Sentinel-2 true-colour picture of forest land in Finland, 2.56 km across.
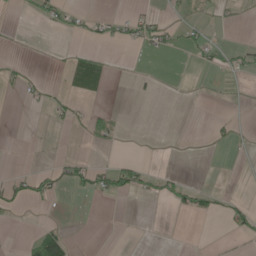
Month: May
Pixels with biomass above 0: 12%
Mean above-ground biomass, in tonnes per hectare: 7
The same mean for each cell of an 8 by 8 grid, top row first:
2 17 9 11 18 6 5 4
1 1 5 4 12 11 19 13
12 4 24 4 5 0 1 2
0 9 8 11 0 0 0 1
0 0 2 6 1 0 3 3
15 21 25 37 20 10 0 0
15 1 0 0 0 13 14 17
1 50 1 0 0 0 1 6
